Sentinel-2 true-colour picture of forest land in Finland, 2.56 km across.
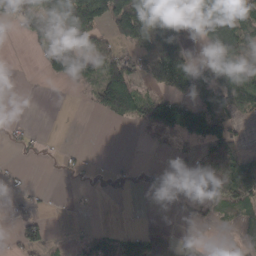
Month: March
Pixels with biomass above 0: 46%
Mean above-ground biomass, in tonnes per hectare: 48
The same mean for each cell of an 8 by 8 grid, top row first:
63 104 146 118 124 53 149 79
0 73 93 39 52 69 50 70
0 26 61 106 39 104 66 96
0 0 1 77 58 113 86 57
11 1 1 0 7 30 110 51
8 0 9 7 13 31 103 134
12 4 1 0 0 7 39 59
31 33 14 48 74 26 1 20
